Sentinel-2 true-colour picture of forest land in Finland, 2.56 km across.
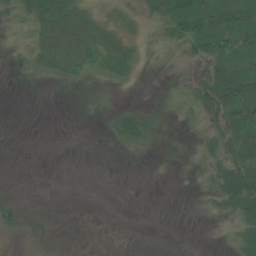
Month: July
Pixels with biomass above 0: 43%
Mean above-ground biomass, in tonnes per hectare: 14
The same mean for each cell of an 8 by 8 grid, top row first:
19 32 25 18 16 43 46 46
8 33 34 23 11 13 38 39
1 8 14 13 2 6 36 57
0 0 2 9 15 7 23 50
0 0 0 5 14 1 12 37
0 0 0 0 0 0 11 44
9 1 0 0 0 0 4 29
2 4 0 0 0 0 0 21
